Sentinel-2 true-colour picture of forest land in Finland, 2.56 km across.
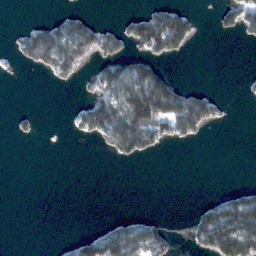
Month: February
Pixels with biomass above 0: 28%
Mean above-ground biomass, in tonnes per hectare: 40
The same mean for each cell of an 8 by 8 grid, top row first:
0 7 33 2 65 85 3 67
24 123 112 52 73 60 0 2
2 12 28 102 142 32 0 4
8 0 39 132 182 146 80 0
2 0 4 67 99 26 2 0
0 0 0 0 0 0 0 0
0 0 0 0 0 0 52 135
0 0 41 107 102 16 106 195
